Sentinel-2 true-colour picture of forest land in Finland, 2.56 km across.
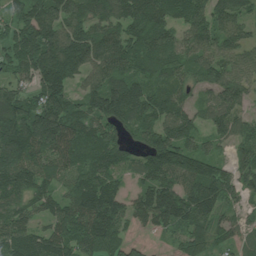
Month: July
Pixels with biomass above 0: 91%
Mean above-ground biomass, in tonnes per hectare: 128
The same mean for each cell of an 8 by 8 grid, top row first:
98 159 137 142 174 136 128 97
159 176 180 149 142 122 112 96
93 175 84 143 109 103 88 104
178 199 114 186 152 148 85 77
240 200 174 149 106 168 61 88
152 106 124 122 86 142 159 102
105 90 161 149 125 160 129 58
138 138 141 139 24 59 97 61
